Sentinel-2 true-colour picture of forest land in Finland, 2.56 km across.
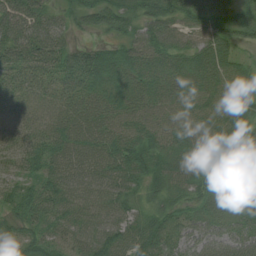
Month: July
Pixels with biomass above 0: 96%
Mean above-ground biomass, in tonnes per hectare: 58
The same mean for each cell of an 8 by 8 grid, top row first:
76 42 42 65 53 60 63 49
64 64 38 44 63 55 63 34
44 44 99 73 62 64 61 53
40 40 52 51 46 45 57 62
43 55 57 61 71 57 61 80
43 64 66 69 76 65 71 88
54 61 58 62 41 46 60 61
43 38 49 86 73 53 67 64
